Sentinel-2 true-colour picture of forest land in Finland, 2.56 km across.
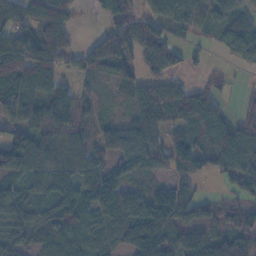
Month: November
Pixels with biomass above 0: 81%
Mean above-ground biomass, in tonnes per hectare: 62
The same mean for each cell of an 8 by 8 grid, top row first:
85 87 9 65 55 69 55 55
100 107 42 99 73 53 18 67
90 67 31 34 57 33 26 6
59 75 53 11 71 80 81 30
83 72 55 39 87 70 56 76
52 75 88 53 30 46 35 72
80 60 80 69 98 121 44 63
62 44 38 40 117 50 67 93
